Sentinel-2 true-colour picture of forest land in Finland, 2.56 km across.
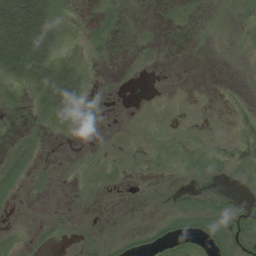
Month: August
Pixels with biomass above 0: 30%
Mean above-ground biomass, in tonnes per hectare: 6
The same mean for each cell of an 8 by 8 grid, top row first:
49 25 2 5 0 3 1 2
50 29 3 4 2 0 0 1
11 29 17 0 0 0 0 0
2 17 10 0 1 1 0 3
6 1 1 1 2 3 3 12
12 2 2 4 3 1 3 3
2 1 0 0 0 5 9 6
2 2 2 3 5 10 8 9
